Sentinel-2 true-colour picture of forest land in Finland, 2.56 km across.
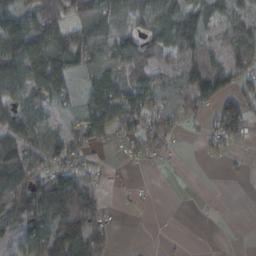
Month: October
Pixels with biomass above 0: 67%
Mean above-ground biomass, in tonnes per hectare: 66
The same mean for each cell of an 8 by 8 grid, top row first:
96 96 88 83 72 100 74 50
129 131 137 73 84 108 66 88
94 104 29 90 87 54 129 73
73 44 44 104 101 57 53 103
105 87 50 25 62 17 36 34
124 81 67 6 4 0 0 5
134 145 142 15 8 2 0 0
49 103 140 31 0 5 4 3
